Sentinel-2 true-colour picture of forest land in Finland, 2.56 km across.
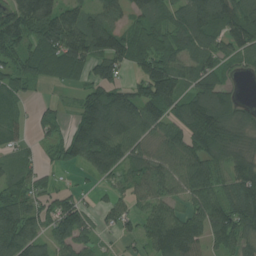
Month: July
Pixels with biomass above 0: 82%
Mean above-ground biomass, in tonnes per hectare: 96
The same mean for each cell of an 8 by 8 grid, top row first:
158 201 85 67 96 85 142 118
124 103 143 139 127 102 94 94
79 43 47 96 125 134 95 18
46 35 92 175 144 100 183 70
47 42 158 140 82 114 127 79
64 27 16 73 106 113 118 118
120 77 64 47 63 61 114 123
135 66 73 15 69 166 75 84
